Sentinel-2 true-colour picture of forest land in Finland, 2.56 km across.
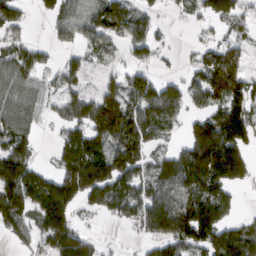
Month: March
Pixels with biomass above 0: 68%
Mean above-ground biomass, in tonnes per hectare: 93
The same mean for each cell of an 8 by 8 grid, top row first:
17 43 85 120 57 15 72 70
59 31 48 47 72 13 48 55
89 38 43 48 87 47 134 123
89 36 108 189 142 75 90 141
99 7 126 150 124 35 253 147
153 69 180 156 83 150 184 102
131 177 63 84 109 140 190 29
45 102 101 4 44 131 131 146
